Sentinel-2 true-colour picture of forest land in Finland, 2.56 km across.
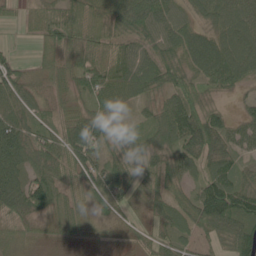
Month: June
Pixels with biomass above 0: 91%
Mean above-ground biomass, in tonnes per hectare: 66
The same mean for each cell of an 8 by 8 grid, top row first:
21 65 91 72 112 60 53 78
13 54 92 76 74 74 87 85
69 58 70 99 82 82 56 50
62 46 55 42 24 92 75 26
113 72 122 56 53 70 97 50
84 89 69 80 67 59 74 55
73 74 57 39 35 65 129 115
45 29 31 24 35 48 35 107
